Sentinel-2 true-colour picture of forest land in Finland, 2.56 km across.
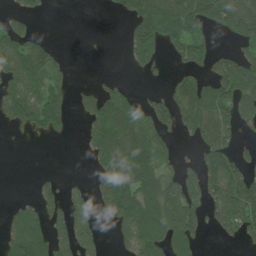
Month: July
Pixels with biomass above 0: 53%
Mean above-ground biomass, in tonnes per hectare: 75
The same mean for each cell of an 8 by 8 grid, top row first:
40 8 0 13 176 193 137 200
96 59 1 0 133 74 57 71
109 99 4 18 13 50 86 178
98 143 54 132 72 98 143 103
2 6 17 119 119 29 93 36
0 14 4 95 140 65 99 114
33 64 45 80 113 121 67 132
91 96 75 19 116 109 11 44
